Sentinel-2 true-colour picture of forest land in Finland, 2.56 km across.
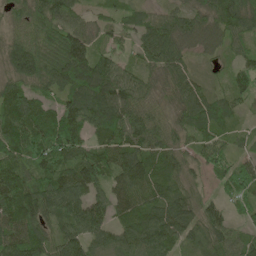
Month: May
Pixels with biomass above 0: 93%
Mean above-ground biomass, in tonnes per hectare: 82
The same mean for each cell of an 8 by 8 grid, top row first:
58 95 44 37 44 54 64 100
86 113 118 50 67 74 35 46
77 103 129 123 61 73 24 58
118 73 122 119 85 58 84 34
108 152 99 113 99 63 71 30
105 92 114 89 107 70 43 90
126 94 99 92 97 93 62 40
117 83 88 69 106 77 83 66
